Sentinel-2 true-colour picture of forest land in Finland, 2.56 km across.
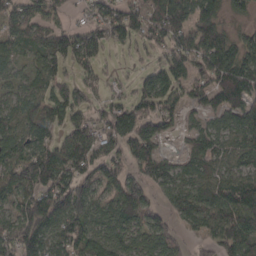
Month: March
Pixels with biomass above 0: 82%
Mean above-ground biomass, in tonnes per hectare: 91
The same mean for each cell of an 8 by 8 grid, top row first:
116 72 25 102 115 159 116 39
55 100 122 54 44 111 143 87
44 75 62 29 57 95 101 147
84 108 57 86 100 58 57 111
88 91 100 85 124 13 74 69
113 143 113 91 90 69 82 72
89 137 128 91 120 67 89 164
127 86 120 94 72 58 66 146
